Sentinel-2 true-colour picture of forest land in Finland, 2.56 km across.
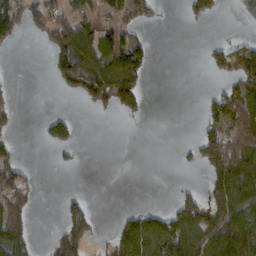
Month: February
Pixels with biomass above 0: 37%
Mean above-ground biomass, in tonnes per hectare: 40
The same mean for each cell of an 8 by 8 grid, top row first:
78 60 63 38 41 0 34 0
8 40 115 73 38 0 25 49
1 10 87 79 29 0 7 70
13 10 3 28 15 0 26 109
14 38 16 0 0 6 62 93
55 0 0 0 0 1 46 111
76 0 41 1 24 45 69 85
82 15 70 42 111 101 81 110
